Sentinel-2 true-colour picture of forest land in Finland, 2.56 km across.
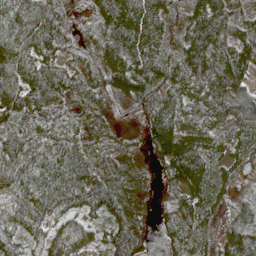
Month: May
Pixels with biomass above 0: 92%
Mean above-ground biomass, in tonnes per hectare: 65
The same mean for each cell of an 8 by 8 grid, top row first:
77 72 10 82 83 43 111 67
70 71 31 62 86 51 95 94
67 95 35 63 93 68 88 80
71 86 39 22 66 72 70 84
92 84 69 28 36 105 70 45
102 97 95 76 25 65 60 22
59 74 70 64 20 61 55 36
51 54 67 63 35 37 26 103
